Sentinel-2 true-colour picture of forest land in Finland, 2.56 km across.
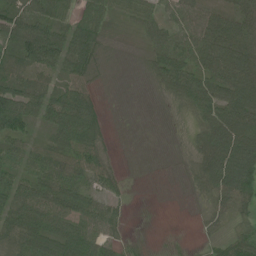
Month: June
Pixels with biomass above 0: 75%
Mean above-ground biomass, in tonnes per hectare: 52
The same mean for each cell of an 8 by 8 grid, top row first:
70 62 57 31 48 48 58 61
79 91 89 5 23 71 83 92
60 37 60 4 7 79 76 95
87 68 104 4 1 9 70 97
45 47 80 16 1 7 85 107
57 78 65 39 1 2 71 125
71 80 69 38 0 0 29 44
63 81 87 35 6 4 16 60
